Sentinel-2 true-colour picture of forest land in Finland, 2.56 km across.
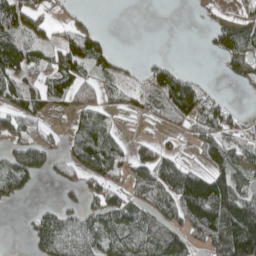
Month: April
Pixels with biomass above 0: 59%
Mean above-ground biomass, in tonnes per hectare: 57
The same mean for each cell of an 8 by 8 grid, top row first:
78 37 19 0 0 0 9 27
95 56 93 25 0 0 13 83
106 67 66 40 38 93 6 31
87 40 69 33 36 90 76 15
76 54 90 77 28 14 76 48
117 29 44 55 70 99 91 59
6 28 54 77 61 85 147 135
0 70 55 68 76 80 75 178
